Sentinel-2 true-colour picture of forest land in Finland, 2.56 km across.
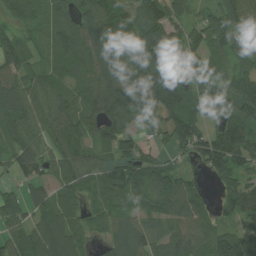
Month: July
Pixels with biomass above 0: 88%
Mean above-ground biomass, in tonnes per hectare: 94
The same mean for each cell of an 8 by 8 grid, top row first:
53 73 103 123 115 96 61 88
94 69 116 144 145 155 107 71
84 71 65 126 170 165 120 93
121 90 89 123 119 145 78 107
85 51 62 84 45 86 124 149
51 52 74 91 107 72 53 79
86 91 56 68 66 94 44 115
76 145 68 60 75 95 94 107
